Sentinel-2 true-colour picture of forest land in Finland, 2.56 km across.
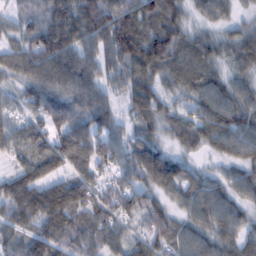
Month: February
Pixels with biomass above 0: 93%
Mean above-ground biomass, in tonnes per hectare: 75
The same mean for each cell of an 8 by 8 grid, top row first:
47 84 115 112 87 72 48 28
59 128 83 94 128 92 64 77
51 99 99 55 89 73 77 52
38 94 71 53 71 47 71 85
84 93 100 76 71 45 59 73
70 70 70 59 89 88 37 57
100 123 95 80 79 49 84 52
58 97 79 62 72 70 65 73
